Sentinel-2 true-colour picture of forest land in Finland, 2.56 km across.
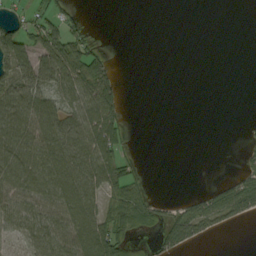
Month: September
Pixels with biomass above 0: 45%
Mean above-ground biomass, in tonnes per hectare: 39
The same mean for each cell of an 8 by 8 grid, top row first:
19 39 12 0 0 0 0 0
87 77 51 5 0 0 0 0
86 75 87 47 0 0 0 0
91 87 76 72 0 0 0 0
88 93 87 74 0 0 0 7
83 90 97 68 14 0 0 37
62 67 97 53 58 21 55 60
23 69 94 90 8 52 15 0
